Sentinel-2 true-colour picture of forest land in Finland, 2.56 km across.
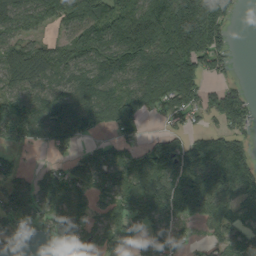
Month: September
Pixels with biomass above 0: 76%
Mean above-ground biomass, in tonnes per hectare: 104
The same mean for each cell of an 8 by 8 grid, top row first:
123 99 146 143 169 257 173 20
103 79 102 123 150 192 178 2
96 83 104 113 134 189 58 15
88 107 122 114 93 94 75 114
51 69 43 57 46 72 92 88
82 89 89 102 148 135 177 165
113 103 109 86 148 161 149 116
18 30 84 79 61 78 43 100
